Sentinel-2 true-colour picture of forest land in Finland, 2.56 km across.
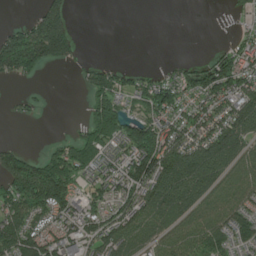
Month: June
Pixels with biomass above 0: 62%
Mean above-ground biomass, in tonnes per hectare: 85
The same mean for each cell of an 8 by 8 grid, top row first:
0 164 0 0 0 0 0 21
214 242 34 0 0 0 5 54
54 3 23 95 57 68 128 117
16 8 8 148 72 87 108 137
19 18 111 77 164 120 161 131
175 187 75 63 155 182 152 86
117 134 73 71 119 145 97 106
152 108 77 115 96 95 123 84
